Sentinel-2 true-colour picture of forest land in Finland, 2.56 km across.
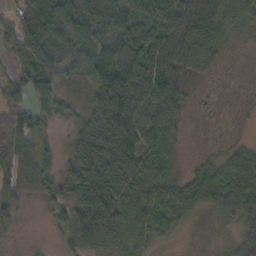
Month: October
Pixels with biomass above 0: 84%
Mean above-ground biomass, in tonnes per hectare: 59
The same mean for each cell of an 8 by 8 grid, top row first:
50 87 85 98 57 74 77 66
46 122 64 60 82 76 59 11
36 67 35 114 85 51 13 5
65 41 26 122 71 61 2 6
116 17 61 120 69 33 5 22
92 72 76 122 80 33 55 70
42 20 74 112 79 64 39 80
7 3 79 79 54 16 9 84
